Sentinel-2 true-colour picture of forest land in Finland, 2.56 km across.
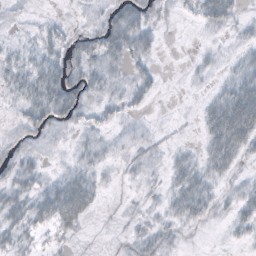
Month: October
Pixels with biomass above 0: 67%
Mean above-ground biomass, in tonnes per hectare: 18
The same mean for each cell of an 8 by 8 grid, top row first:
7 5 6 28 22 5 35 14
13 21 28 38 25 0 6 12
23 39 30 20 18 1 7 34
9 33 21 14 8 2 26 68
12 8 11 10 12 5 28 42
24 9 22 5 10 21 24 10
34 35 42 2 11 21 19 24
20 7 4 2 21 11 0 10
